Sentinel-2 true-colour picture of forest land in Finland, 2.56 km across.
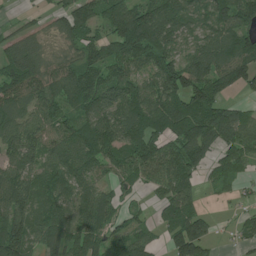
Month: July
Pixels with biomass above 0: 83%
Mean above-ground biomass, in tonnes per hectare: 91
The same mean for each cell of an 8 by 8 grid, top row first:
14 35 115 113 150 115 82 109
70 26 67 106 155 71 79 96
115 97 115 94 70 135 120 96
101 96 81 107 110 122 137 60
109 87 114 99 126 105 131 109
98 84 97 60 71 120 36 49
117 107 87 76 19 89 13 23
160 113 120 78 62 96 77 40
